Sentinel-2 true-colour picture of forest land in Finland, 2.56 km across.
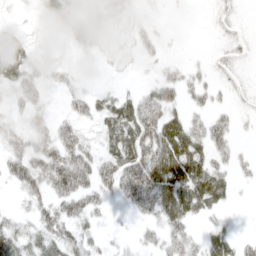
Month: April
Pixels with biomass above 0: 60%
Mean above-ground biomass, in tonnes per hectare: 31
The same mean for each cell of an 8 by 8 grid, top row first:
8 28 60 45 15 1 3 7
46 16 28 21 23 2 4 17
47 25 15 5 10 33 17 9
20 21 29 44 57 27 25 10
26 42 53 43 66 66 42 9
40 56 61 45 69 66 58 12
13 38 44 11 42 59 34 2
50 49 45 11 18 37 31 17
